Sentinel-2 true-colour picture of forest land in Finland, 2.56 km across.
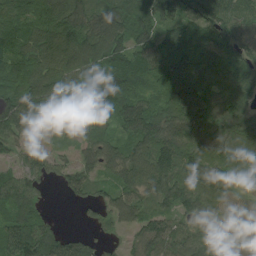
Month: August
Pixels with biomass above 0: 91%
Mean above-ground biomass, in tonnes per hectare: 82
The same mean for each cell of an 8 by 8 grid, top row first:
64 98 104 105 83 104 146 80
82 123 130 102 85 118 106 103
68 90 76 80 69 131 114 103
110 42 75 92 107 123 129 104
56 35 47 54 100 121 86 78
64 54 82 42 103 117 93 45
74 13 22 66 60 69 59 71
94 74 45 20 64 76 58 60
